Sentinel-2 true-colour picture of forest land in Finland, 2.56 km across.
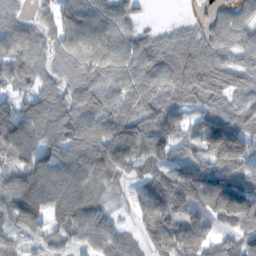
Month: November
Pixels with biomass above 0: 90%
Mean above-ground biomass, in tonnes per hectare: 80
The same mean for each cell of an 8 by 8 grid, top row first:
46 35 93 86 16 4 27 67
84 45 89 92 74 85 68 66
47 47 76 70 89 123 106 62
77 97 91 72 79 71 90 78
107 127 106 103 84 61 168 164
83 98 88 66 45 102 107 126
84 83 103 32 89 95 80 112
42 45 58 68 51 124 84 87
